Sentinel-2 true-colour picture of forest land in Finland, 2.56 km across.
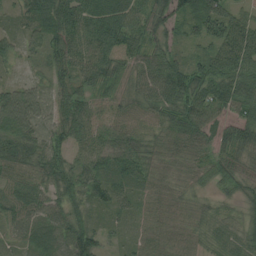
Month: August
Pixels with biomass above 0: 96%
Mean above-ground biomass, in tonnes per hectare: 58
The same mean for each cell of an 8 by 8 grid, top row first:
37 82 86 97 75 55 87 53
39 66 78 76 67 39 46 112
33 39 56 57 71 90 91 88
91 36 65 54 47 63 60 57
68 53 52 74 50 54 44 66
56 59 60 82 57 36 33 37
63 68 41 53 40 54 23 32
34 64 80 17 45 55 29 41
